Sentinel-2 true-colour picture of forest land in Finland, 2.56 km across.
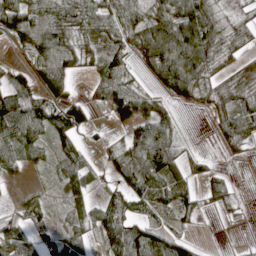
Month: April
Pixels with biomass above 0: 73%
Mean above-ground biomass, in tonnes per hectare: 52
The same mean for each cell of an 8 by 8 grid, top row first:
78 82 77 63 55 82 77 13
18 80 48 36 78 119 74 22
34 61 12 68 17 97 38 30
108 106 68 55 69 26 25 79
84 55 42 36 104 43 4 49
16 16 58 39 99 59 45 2
23 23 38 73 44 49 17 11
64 41 45 79 102 61 2 3
